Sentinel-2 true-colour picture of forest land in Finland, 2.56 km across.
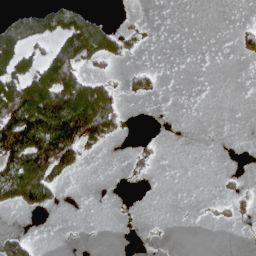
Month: April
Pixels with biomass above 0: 25%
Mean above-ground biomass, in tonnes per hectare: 35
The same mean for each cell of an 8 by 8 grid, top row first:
32 79 60 5 2 0 0 0
103 40 111 53 8 0 0 19
106 135 82 19 16 0 0 0
134 159 181 86 0 0 0 0
147 167 108 12 6 0 0 0
127 120 8 0 4 0 0 6
34 34 0 0 0 0 3 16
48 0 0 0 0 0 0 0
